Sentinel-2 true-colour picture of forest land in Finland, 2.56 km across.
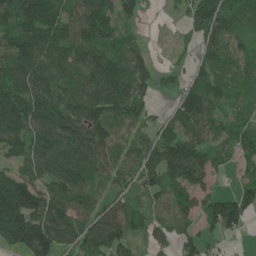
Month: June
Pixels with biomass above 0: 85%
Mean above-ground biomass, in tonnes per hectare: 104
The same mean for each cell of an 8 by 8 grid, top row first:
143 140 106 108 45 19 161 92
121 136 115 98 47 25 73 54
147 135 122 156 102 44 110 76
181 154 157 125 80 79 99 57
139 132 131 108 79 126 83 83
118 110 132 74 85 105 74 49
224 140 102 101 73 89 75 126
165 157 107 138 54 79 65 16
